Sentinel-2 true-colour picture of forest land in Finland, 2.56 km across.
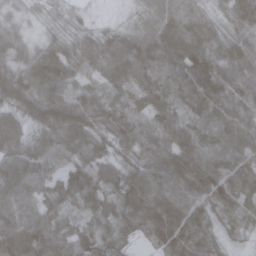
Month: March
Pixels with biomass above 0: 97%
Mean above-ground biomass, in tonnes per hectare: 75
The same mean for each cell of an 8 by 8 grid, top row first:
27 16 16 4 32 72 43 106
55 44 55 69 86 104 72 91
78 101 50 59 87 120 130 81
70 90 98 88 82 88 94 93
84 83 80 61 78 118 75 76
97 74 90 56 87 95 121 90
76 57 58 56 100 94 72 58
96 94 80 70 31 108 63 26
